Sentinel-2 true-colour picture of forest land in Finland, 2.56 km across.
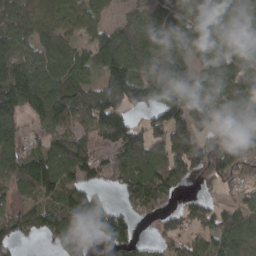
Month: March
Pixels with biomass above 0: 81%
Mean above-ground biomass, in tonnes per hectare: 93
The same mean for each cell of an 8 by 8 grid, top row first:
92 94 73 31 54 65 96 72
100 91 55 125 85 64 85 100
128 95 85 137 113 161 60 114
109 121 89 131 58 137 99 88
101 72 99 90 124 177 102 73
111 162 106 58 103 128 109 66
74 87 135 50 87 36 75 65
99 48 99 94 24 71 86 104
